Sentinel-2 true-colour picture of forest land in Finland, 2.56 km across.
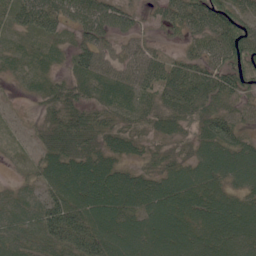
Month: June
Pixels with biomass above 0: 90%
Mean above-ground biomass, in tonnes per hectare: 52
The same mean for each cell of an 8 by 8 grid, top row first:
47 72 61 66 24 55 76 51
17 20 44 40 46 15 60 79
12 24 43 61 70 78 71 67
7 31 52 50 45 53 59 45
12 37 51 39 25 25 62 55
8 48 79 69 41 64 68 69
20 58 75 79 71 70 63 67
22 39 81 81 83 78 57 75
